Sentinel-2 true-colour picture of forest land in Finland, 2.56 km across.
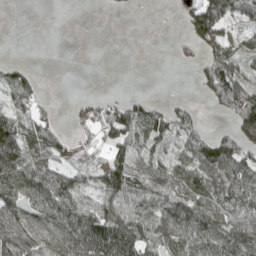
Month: April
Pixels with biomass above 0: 62%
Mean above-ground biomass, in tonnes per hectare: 55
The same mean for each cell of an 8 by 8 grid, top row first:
0 0 0 0 0 7 109 38
0 0 0 0 0 15 61 50
56 1 0 0 0 0 73 92
59 25 24 52 59 50 10 139
107 55 22 47 57 46 81 93
134 78 46 82 76 72 85 90
83 91 85 69 65 84 81 84
108 87 123 108 77 93 89 109
